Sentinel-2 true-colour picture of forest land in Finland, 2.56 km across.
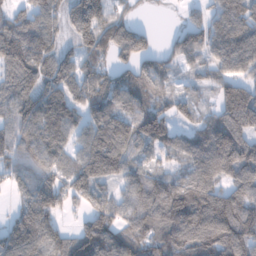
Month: January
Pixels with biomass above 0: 86%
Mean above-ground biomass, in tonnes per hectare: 112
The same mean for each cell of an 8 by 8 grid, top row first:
74 105 157 103 7 11 74 131
155 116 99 143 109 80 109 138
145 126 125 96 106 40 54 99
124 174 106 125 112 76 35 176
100 141 92 170 110 81 130 133
79 106 135 111 91 71 133 119
61 136 57 100 112 157 189 147
162 131 134 138 112 110 137 148
